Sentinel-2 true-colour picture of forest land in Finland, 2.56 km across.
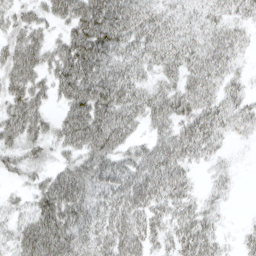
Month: April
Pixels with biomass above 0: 86%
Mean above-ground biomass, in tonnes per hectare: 48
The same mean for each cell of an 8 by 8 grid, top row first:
38 38 75 91 53 30 32 26
57 47 89 73 49 45 46 24
54 41 95 79 34 37 41 20
60 28 81 82 55 55 48 36
43 36 65 67 38 58 41 7
18 39 67 71 64 46 14 6
23 69 72 53 54 39 25 1
52 89 57 59 44 37 42 16
